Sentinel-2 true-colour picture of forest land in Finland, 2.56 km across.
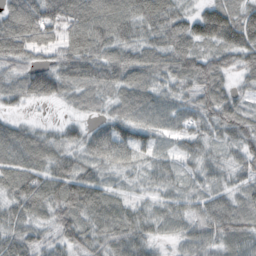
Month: October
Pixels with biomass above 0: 92%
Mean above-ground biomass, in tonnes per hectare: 68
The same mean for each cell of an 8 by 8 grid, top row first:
97 87 96 108 85 71 112 88
104 66 102 85 66 86 60 107
58 96 84 80 75 75 79 34
21 2 28 44 75 66 70 46
80 63 54 101 56 42 47 58
93 88 83 34 36 38 43 40
68 67 96 68 37 53 69 56
77 44 69 80 68 34 64 66
